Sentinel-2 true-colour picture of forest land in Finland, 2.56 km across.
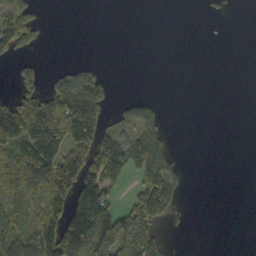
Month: October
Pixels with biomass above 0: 38%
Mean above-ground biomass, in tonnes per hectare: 54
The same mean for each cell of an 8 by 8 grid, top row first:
82 4 0 0 0 0 3 0
55 4 0 0 0 0 0 0
27 32 105 20 0 0 0 0
144 186 198 41 73 0 0 0
125 152 83 97 109 11 0 0
121 147 167 103 75 52 0 0
41 103 148 89 155 45 0 0
78 156 154 162 93 1 0 0
